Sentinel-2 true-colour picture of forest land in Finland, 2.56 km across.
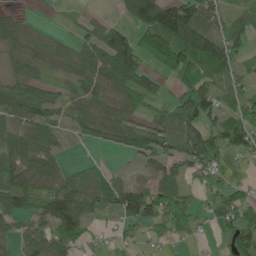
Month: June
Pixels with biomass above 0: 73%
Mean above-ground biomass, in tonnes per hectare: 65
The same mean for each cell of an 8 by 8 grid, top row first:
28 5 18 14 116 149 78 36
68 64 57 140 68 126 118 49
69 55 63 74 106 52 62 41
72 67 62 59 40 88 92 66
77 71 18 43 100 58 103 78
106 103 34 27 35 50 63 10
74 100 95 59 123 85 37 84
33 74 55 27 30 26 12 69
